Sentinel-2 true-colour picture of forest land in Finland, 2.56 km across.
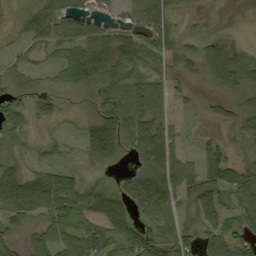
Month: September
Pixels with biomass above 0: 70%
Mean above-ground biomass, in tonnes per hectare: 43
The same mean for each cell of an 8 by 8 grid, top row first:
12 64 42 17 68 31 6 0
11 33 56 69 62 44 43 33
20 13 50 44 44 17 30 63
52 23 9 53 72 19 14 37
18 16 25 65 75 42 27 13
57 52 24 12 55 75 66 61
67 73 71 70 55 46 61 51
22 33 68 56 64 56 53 58
